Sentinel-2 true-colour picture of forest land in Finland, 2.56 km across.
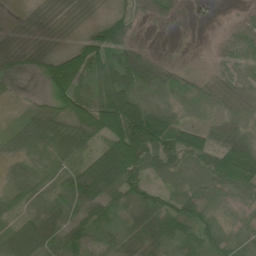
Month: June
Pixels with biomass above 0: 81%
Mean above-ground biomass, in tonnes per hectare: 50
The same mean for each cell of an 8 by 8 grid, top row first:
2 14 13 40 14 9 0 4
25 21 57 79 20 10 7 25
12 68 70 91 58 33 16 22
9 65 80 112 91 31 23 29
36 71 71 98 133 77 56 81
39 41 108 144 54 24 60 94
27 32 69 60 62 49 38 24
112 87 47 42 47 54 50 32
